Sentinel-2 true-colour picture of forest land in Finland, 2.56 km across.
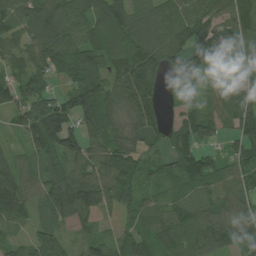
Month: July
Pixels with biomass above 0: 89%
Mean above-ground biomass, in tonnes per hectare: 93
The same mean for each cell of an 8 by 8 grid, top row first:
92 123 97 126 107 89 84 106
71 111 107 100 144 123 88 62
65 63 108 91 148 55 51 70
85 146 144 90 129 31 66 119
25 142 108 85 72 83 62 86
100 97 105 112 62 94 101 78
115 97 187 85 76 89 78 84
35 83 48 63 83 116 110 77
